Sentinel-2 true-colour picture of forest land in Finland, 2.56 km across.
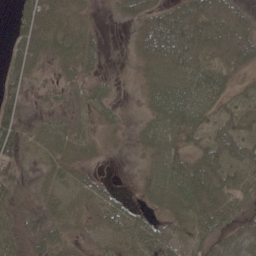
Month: May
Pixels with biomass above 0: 78%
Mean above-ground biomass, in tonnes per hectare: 35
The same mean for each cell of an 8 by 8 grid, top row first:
36 48 26 7 43 75 72 38
40 26 38 1 49 124 57 45
44 6 13 6 19 56 57 12
56 6 10 13 12 55 40 39
48 27 24 7 18 42 47 56
27 27 25 6 17 49 52 49
22 24 21 50 33 27 47 43
31 35 12 25 70 49 47 35
